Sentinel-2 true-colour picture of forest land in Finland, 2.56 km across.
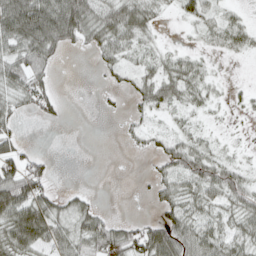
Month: April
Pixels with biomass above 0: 61%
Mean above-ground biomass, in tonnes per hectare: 37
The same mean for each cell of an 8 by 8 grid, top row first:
99 98 92 69 54 11 32 15
60 67 21 53 30 15 14 24
56 33 0 14 41 54 25 2
31 27 0 5 29 22 17 9
38 0 0 0 19 41 26 9
70 36 0 0 5 59 66 42
84 62 39 3 1 52 38 46
67 56 55 72 72 84 63 45
